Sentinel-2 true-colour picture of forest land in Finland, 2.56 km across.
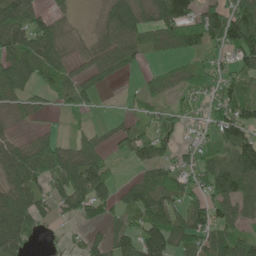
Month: June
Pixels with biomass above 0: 69%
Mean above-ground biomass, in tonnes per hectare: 64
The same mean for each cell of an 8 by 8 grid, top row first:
90 44 3 79 63 126 91 113
92 95 20 65 59 46 56 128
97 55 38 24 24 47 69 65
32 15 31 3 26 35 47 89
45 50 43 25 72 49 44 130
71 57 115 46 44 74 74 120
119 44 70 48 107 88 90 68
97 11 28 57 98 84 75 70
